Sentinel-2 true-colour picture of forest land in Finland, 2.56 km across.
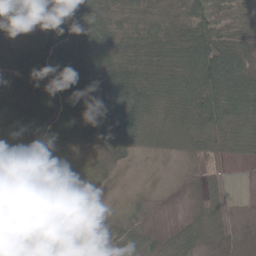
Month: May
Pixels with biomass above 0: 83%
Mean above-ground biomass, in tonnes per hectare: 70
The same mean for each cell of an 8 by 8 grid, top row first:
120 124 84 57 51 46 62 53
118 131 91 80 73 79 121 77
129 132 121 96 102 90 162 114
114 141 93 102 104 83 162 117
78 95 45 60 44 40 92 86
59 29 29 5 0 0 27 1
80 8 17 3 11 1 51 5
87 79 32 46 30 28 46 21
